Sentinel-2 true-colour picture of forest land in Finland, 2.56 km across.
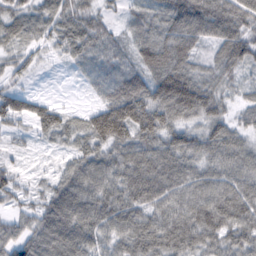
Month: February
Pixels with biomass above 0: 93%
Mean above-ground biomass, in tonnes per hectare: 76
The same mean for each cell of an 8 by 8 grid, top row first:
67 65 73 31 48 102 117 100
40 32 73 59 62 108 47 97
34 3 17 77 82 136 66 38
80 66 32 125 119 108 98 37
15 21 51 99 91 93 94 75
52 24 92 81 113 101 80 93
43 92 114 93 88 91 114 109
87 110 101 63 93 97 80 79
